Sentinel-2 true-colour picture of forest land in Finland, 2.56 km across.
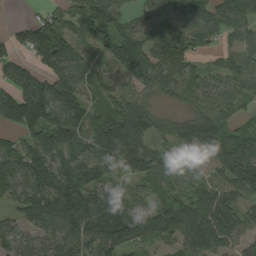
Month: August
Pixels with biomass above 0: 87%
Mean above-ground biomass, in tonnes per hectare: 94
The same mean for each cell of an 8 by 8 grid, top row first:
2 51 75 77 49 79 90 96
61 140 53 106 114 112 38 80
108 107 118 60 92 97 70 101
129 145 121 116 110 39 103 50
64 124 100 171 75 54 107 95
115 119 116 75 85 71 53 138
67 150 182 119 70 116 116 93
71 77 115 120 77 79 138 70
